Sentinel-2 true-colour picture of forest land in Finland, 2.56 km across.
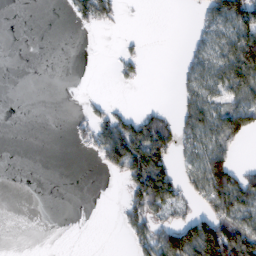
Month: February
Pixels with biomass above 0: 36%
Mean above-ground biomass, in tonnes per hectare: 39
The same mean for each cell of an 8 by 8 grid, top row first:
0 0 37 36 0 0 39 107
0 0 0 1 8 1 43 123
0 0 0 6 9 15 60 100
0 0 11 34 30 32 71 96
0 0 22 119 143 63 72 38
0 0 0 15 142 58 129 63
0 0 0 1 87 43 60 96
0 0 0 0 58 125 171 135
